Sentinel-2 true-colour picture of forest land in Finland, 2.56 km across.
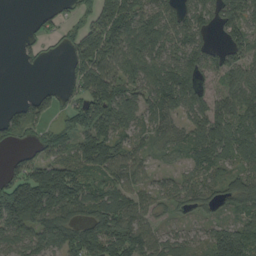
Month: August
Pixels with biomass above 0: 76%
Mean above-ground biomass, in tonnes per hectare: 81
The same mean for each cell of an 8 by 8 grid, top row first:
0 27 44 146 91 64 60 93
10 23 118 130 105 69 57 78
0 2 78 113 84 129 45 68
39 48 95 131 69 77 101 90
35 65 78 98 42 44 107 120
71 184 101 94 76 34 61 60
226 171 91 107 68 40 40 45
79 97 133 134 103 54 72 142
